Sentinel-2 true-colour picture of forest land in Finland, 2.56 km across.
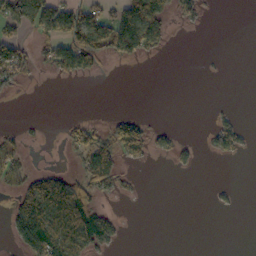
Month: October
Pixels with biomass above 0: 29%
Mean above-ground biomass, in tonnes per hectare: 38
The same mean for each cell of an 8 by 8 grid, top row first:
94 106 104 74 125 42 9 0
73 52 147 82 81 1 0 0
58 7 26 1 0 0 2 0
0 0 0 5 6 0 3 7
26 2 55 86 78 30 23 42
39 64 53 83 2 4 0 0
70 163 135 11 0 0 3 3
54 143 129 51 0 0 0 0
